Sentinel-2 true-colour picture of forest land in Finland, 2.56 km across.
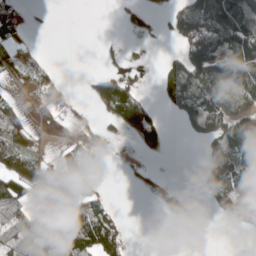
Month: May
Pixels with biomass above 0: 44%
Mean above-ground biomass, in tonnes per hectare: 51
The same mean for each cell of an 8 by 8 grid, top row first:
85 4 0 2 26 49 146 141
58 4 0 13 11 19 131 135
16 44 2 84 14 84 122 114
31 55 23 77 94 28 139 88
73 8 25 11 42 0 40 116
101 61 30 0 13 0 67 93
89 33 65 34 0 48 8 106
72 92 111 91 0 0 0 1
